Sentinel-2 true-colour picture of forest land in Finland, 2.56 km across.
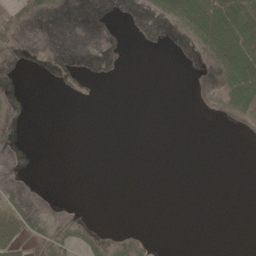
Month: May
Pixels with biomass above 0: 20%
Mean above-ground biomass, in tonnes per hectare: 14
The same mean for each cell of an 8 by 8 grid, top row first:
32 17 0 0 8 49 88 79
10 1 0 0 0 0 61 84
1 0 0 0 0 0 27 90
7 0 0 0 0 0 16 49
3 0 0 0 0 0 0 0
16 0 0 0 0 0 0 0
56 27 2 0 0 0 0 0
32 49 32 19 24 0 0 0
